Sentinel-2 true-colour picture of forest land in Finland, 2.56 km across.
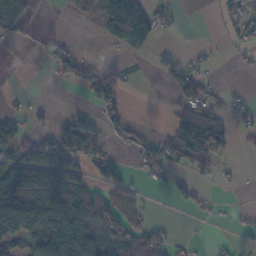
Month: November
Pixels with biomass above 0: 42%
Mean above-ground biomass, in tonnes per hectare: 42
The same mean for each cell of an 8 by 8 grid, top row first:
58 0 19 140 92 19 2 33
7 21 9 17 41 10 7 19
0 5 40 26 2 41 18 1
16 7 25 37 0 48 68 19
69 61 74 18 39 77 114 6
109 90 56 55 19 21 20 5
141 141 100 59 10 9 10 8
72 151 121 76 73 13 4 8
